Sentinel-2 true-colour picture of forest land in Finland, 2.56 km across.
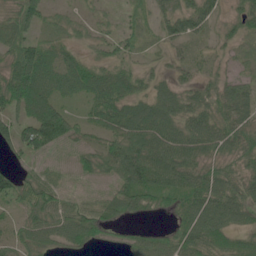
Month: June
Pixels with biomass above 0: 84%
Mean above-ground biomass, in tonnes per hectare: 53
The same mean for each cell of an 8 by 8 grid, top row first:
55 36 16 17 20 70 52 50
58 41 25 36 19 24 25 23
94 68 67 68 36 36 38 31
61 87 24 68 66 67 62 59
80 94 33 54 85 76 67 64
47 45 25 49 93 73 72 56
33 75 54 48 46 48 83 68
47 57 59 23 48 63 81 47
